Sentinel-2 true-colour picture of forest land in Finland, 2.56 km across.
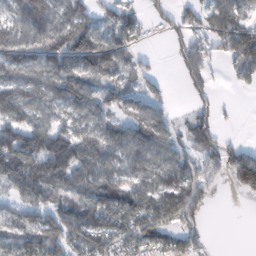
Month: February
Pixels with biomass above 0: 73%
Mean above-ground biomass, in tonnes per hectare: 80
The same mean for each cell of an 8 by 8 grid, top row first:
80 117 104 67 37 49 70 79
100 117 184 129 20 50 73 146
117 123 118 69 54 14 67 44
103 70 80 73 71 17 58 5
153 135 98 93 106 58 85 28
120 145 86 80 74 90 52 114
56 83 84 125 101 99 34 0
66 94 101 98 94 75 16 0
